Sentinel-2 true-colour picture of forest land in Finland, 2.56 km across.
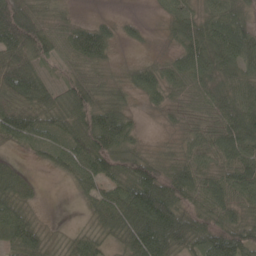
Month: May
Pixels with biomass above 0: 86%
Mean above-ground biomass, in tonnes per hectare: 59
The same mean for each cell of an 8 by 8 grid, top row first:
117 47 13 12 7 58 55 56
104 67 88 39 11 38 94 85
97 38 52 26 51 48 60 58
73 68 73 71 13 28 50 79
39 52 66 85 21 24 61 95
50 9 61 57 89 83 73 88
66 3 12 82 133 90 73 58
66 43 42 36 104 100 80 87
